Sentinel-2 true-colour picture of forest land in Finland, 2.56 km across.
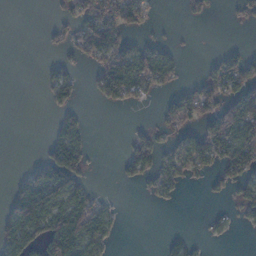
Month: January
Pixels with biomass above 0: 40%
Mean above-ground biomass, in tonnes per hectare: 44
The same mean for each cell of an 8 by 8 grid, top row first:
0 4 69 89 52 3 24 20
0 11 54 106 57 16 0 16
0 27 21 139 99 34 64 95
0 10 21 8 3 87 73 123
0 32 55 0 51 44 112 113
14 74 50 2 49 57 25 65
82 111 99 24 1 3 3 29
89 126 128 33 0 17 10 1
